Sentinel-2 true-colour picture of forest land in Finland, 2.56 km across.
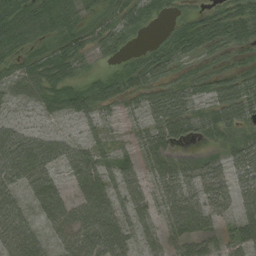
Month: August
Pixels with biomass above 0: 78%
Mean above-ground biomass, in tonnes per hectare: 48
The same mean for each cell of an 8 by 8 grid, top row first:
72 57 47 36 34 21 47 56
48 21 43 42 19 37 50 30
45 47 35 53 58 34 34 44
16 29 47 19 46 78 30 65
87 59 37 28 47 55 19 57
61 59 67 46 36 76 60 46
53 69 65 59 40 65 60 42
71 32 68 70 32 44 47 47
